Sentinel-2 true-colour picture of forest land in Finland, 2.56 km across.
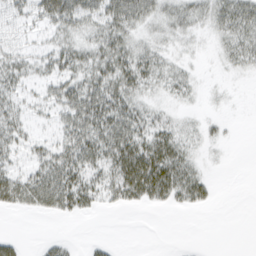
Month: March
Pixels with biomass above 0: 58%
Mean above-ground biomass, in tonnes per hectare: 20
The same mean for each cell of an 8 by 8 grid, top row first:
16 33 36 37 30 22 20 36
17 18 23 31 18 9 4 27
23 17 27 36 29 21 2 4
21 12 41 42 22 9 4 1
22 15 38 42 42 34 9 1
25 36 33 32 64 44 11 0
16 22 20 9 10 11 7 0
11 7 2 4 0 0 0 0
